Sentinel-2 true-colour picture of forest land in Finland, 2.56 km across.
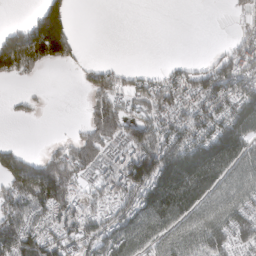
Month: March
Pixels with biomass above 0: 62%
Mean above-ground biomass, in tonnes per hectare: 85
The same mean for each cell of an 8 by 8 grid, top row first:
0 164 0 0 0 0 0 21
214 242 34 0 0 0 5 54
54 3 23 95 57 68 128 117
16 8 8 148 72 87 108 137
19 18 111 77 164 120 161 131
175 187 75 63 155 182 152 86
117 134 73 71 119 145 97 106
152 108 77 115 96 95 123 84
